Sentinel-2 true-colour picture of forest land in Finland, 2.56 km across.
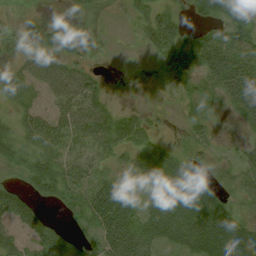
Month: August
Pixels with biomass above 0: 72%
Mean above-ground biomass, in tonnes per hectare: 35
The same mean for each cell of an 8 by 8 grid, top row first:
9 11 9 2 25 22 36 44
14 32 14 2 11 35 59 55
26 46 49 3 3 23 34 65
23 32 55 29 15 6 20 36
34 42 26 40 42 18 23 16
19 55 40 28 45 70 24 39
67 15 38 81 40 66 71 25
40 54 24 67 51 43 73 66
